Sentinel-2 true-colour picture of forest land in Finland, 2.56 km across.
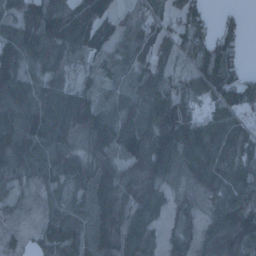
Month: January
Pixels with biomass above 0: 88%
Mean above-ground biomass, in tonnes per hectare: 65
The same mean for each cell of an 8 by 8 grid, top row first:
77 122 131 65 81 59 46 33
125 99 67 51 77 56 82 45
116 61 17 34 67 29 123 77
96 122 132 57 60 88 34 55
89 93 34 62 92 113 92 63
41 46 49 51 60 59 86 49
16 30 52 55 64 29 27 76
13 40 42 51 47 28 47 105
